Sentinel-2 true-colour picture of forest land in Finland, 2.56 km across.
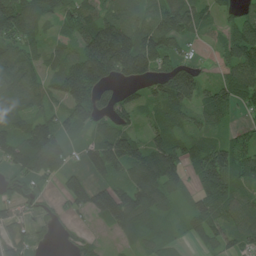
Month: July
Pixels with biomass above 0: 80%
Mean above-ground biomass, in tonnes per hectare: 85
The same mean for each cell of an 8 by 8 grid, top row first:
124 74 100 74 73 124 46 58
82 61 103 237 171 62 41 121
94 67 185 87 80 167 47 126
72 58 122 79 48 86 82 37
87 155 58 134 88 90 72 66
62 76 62 77 141 105 132 91
56 28 61 156 128 50 103 82
58 17 21 17 58 27 52 67
